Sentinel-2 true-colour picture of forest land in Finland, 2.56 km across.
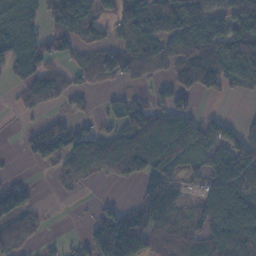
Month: November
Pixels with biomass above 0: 64%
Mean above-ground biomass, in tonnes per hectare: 70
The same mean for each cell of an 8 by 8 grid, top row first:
65 51 94 54 103 131 119 51
89 116 46 55 124 92 95 90
49 71 22 41 43 86 62 79
10 23 20 46 83 83 13 7
6 100 85 86 125 105 78 78
11 11 55 42 99 60 84 112
119 5 1 46 106 54 69 109
82 11 20 201 118 61 82 129
